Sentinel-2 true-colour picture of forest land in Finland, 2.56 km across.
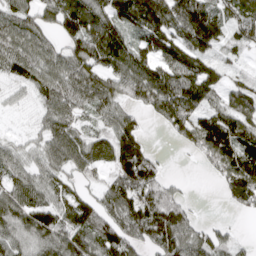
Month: April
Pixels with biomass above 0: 82%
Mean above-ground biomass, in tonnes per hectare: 84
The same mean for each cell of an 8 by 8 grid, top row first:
82 63 142 97 136 125 132 83
94 70 96 138 88 104 92 56
57 87 97 94 128 120 104 36
17 68 65 73 45 113 87 100
38 73 91 106 60 30 140 120
78 69 51 59 132 12 21 128
95 92 98 80 128 103 1 44
77 95 93 104 78 120 70 22
